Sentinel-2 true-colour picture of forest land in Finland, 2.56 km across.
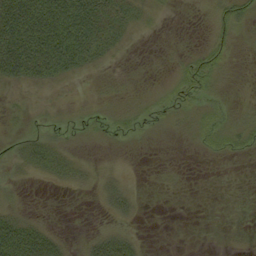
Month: September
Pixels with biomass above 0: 42%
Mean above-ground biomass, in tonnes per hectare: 15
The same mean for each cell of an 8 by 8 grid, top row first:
73 74 54 29 12 1 6 22
70 67 47 17 1 2 19 3
28 24 8 6 1 15 25 1
5 3 6 8 11 13 12 6
7 20 3 2 1 2 12 13
3 15 12 12 1 1 0 0
9 1 0 17 3 0 0 0
70 47 5 37 5 0 0 1
